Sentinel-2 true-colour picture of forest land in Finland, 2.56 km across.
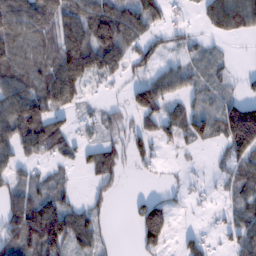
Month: February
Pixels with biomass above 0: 65%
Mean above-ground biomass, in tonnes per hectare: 62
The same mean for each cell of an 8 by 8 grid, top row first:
115 86 97 110 103 16 82 121
68 61 137 135 54 24 17 1
81 78 88 37 48 63 39 17
118 104 22 26 79 43 56 148
94 105 40 47 43 37 32 160
41 29 10 53 9 6 13 68
85 106 45 17 84 26 12 61
81 134 75 10 86 19 28 68
